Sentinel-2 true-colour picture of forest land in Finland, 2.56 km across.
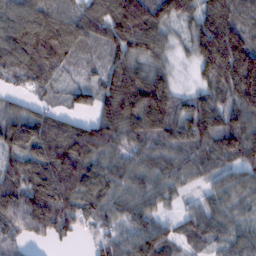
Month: February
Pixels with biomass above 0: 92%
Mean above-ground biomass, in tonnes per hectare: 107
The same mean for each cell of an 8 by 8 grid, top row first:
114 113 105 172 192 120 154 109
145 170 83 102 116 36 220 198
74 83 32 116 132 39 91 216
70 60 46 136 201 119 142 122
125 143 152 105 93 96 103 125
116 163 144 93 77 72 60 67
155 195 102 79 70 29 65 53
76 61 30 78 91 61 59 69
